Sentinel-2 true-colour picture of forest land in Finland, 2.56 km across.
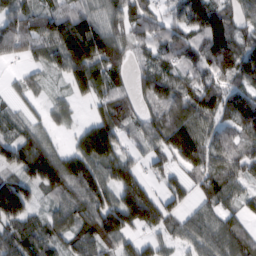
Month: February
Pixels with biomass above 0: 85%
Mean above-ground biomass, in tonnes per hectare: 89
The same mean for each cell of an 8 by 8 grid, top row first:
94 86 103 80 96 63 118 78
83 91 157 127 69 96 99 92
21 27 94 102 79 100 86 83
45 35 15 100 56 108 106 117
104 66 74 122 53 151 84 90
77 128 126 104 69 54 111 83
148 43 104 133 172 51 71 66
128 87 93 104 57 49 91 93
